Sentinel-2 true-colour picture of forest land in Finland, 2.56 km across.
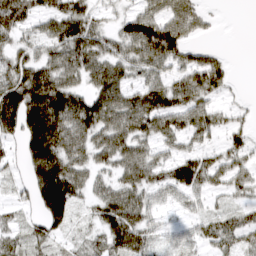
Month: March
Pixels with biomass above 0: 75%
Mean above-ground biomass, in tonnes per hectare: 61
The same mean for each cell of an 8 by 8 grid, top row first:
68 62 87 25 89 69 24 0
40 53 93 46 108 92 29 0
76 101 58 90 50 49 85 3
120 150 97 94 102 71 54 17
29 131 74 84 60 37 27 42
14 156 68 46 74 72 62 52
23 126 27 91 73 21 19 37
31 44 25 75 61 21 40 44
